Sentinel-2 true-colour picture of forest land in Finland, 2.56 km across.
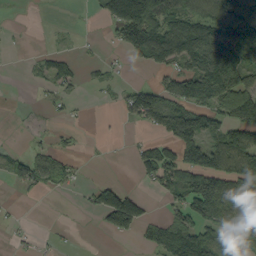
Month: September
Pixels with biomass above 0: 46%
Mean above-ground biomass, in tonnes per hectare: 57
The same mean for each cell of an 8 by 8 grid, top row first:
1 0 1 105 148 95 99 109
2 9 5 14 70 121 164 126
0 44 24 16 7 89 150 105
1 8 4 5 112 102 87 136
5 18 8 2 31 107 87 127
51 87 14 3 32 91 140 100
5 0 6 163 59 55 108 78
9 7 1 11 33 109 84 31
